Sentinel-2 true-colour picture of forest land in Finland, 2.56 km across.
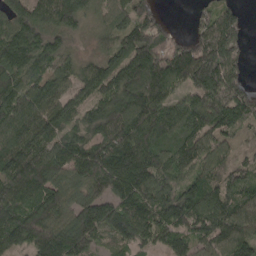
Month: April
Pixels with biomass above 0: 91%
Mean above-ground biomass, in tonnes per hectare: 114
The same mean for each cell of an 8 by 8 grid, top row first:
118 119 112 100 111 6 69 61
122 100 27 76 167 92 140 84
104 104 91 127 163 104 181 91
126 129 81 134 165 120 170 119
139 124 93 131 148 113 88 43
157 145 109 186 168 87 92 76
142 144 116 109 123 139 140 106
121 154 142 76 75 96 86 128
